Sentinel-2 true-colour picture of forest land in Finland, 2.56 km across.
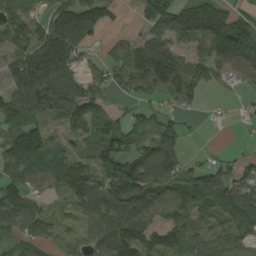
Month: August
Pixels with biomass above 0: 79%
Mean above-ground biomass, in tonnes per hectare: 79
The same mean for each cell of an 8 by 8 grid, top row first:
85 68 131 31 55 122 139 74
80 138 60 23 92 59 92 164
90 151 57 60 96 110 55 38
99 90 103 42 47 44 8 12
97 71 61 111 63 74 2 5
66 62 100 116 115 93 71 59
104 36 70 129 105 90 82 124
56 58 42 132 116 87 71 77
